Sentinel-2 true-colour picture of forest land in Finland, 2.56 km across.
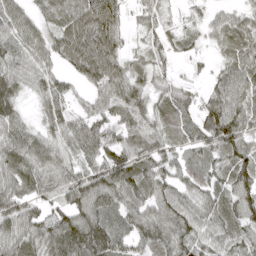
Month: April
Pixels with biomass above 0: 89%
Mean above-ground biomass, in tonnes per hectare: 63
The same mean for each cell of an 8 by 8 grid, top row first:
55 40 88 70 43 15 25 35
56 61 97 71 33 34 20 57
61 57 45 83 52 29 24 89
47 50 45 62 71 64 56 84
72 61 75 74 76 51 54 85
73 64 66 92 92 61 58 79
79 43 81 69 68 77 64 76
73 90 115 87 70 76 57 60
